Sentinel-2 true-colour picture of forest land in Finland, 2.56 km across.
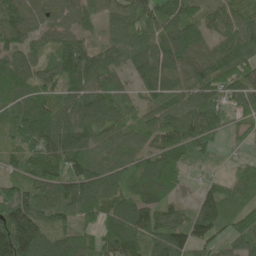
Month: June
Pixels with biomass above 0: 92%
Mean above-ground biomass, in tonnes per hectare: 96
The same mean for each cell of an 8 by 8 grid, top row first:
98 68 67 54 98 139 75 95
84 53 104 85 79 138 79 132
100 60 114 65 75 82 106 100
106 131 120 95 64 104 125 64
82 129 92 68 63 125 72 22
57 122 108 82 123 108 33 71
167 96 112 101 140 67 123 97
239 96 83 130 109 113 91 83
